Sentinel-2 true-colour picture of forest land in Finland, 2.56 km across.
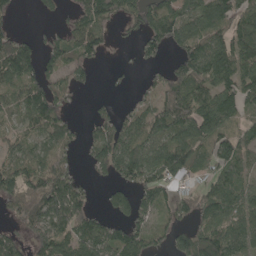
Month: May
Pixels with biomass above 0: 71%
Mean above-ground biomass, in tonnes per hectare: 90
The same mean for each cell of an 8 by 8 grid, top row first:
24 21 81 102 112 114 107 96
131 57 105 24 74 75 112 121
105 86 41 10 26 102 100 126
67 115 11 46 80 139 121 89
67 93 55 136 97 128 98 90
128 166 46 75 121 85 60 71
117 168 100 73 83 78 90 93
70 126 115 121 105 74 143 94
